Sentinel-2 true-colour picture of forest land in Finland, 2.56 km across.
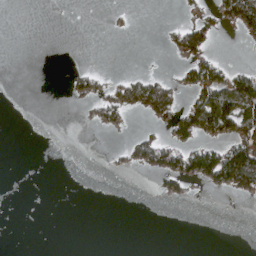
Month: April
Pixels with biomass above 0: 20%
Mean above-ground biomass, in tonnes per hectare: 24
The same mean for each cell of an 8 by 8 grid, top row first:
0 0 0 5 0 2 27 110
0 0 0 0 0 33 46 5
0 0 35 19 53 29 99 87
0 0 4 47 48 64 141 130
0 0 0 4 47 64 52 96
0 0 0 3 7 67 84 147
0 0 0 0 0 1 0 1
0 0 0 0 0 0 0 0
